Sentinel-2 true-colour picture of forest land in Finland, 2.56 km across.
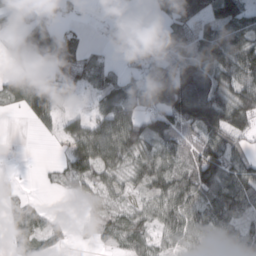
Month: March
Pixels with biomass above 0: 71%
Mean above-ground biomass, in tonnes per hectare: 71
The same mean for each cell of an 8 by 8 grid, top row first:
46 42 19 16 3 132 104 115
61 179 90 33 64 124 143 105
60 123 76 81 79 166 110 100
18 94 22 106 96 150 157 126
3 4 88 125 91 71 84 46
12 7 67 48 62 65 103 93
28 16 10 34 37 80 80 78
39 32 7 37 69 52 73 66
